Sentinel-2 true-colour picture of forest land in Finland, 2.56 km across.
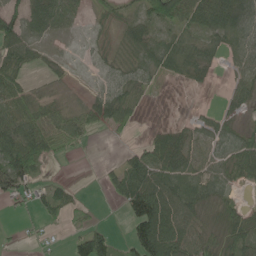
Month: May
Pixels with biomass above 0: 67%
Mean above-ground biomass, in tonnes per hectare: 42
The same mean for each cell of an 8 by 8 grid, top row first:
62 64 23 24 46 74 81 66
69 11 5 23 52 56 35 48
51 10 2 32 33 18 14 33
65 46 29 65 13 1 13 21
104 73 18 3 28 49 34 56
92 13 0 30 93 62 48 49
12 44 17 4 120 73 35 33
6 9 64 35 108 81 43 65
